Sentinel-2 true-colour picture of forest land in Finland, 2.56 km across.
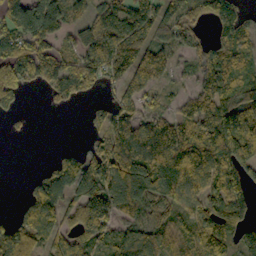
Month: October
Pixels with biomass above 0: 76%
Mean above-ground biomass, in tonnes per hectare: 105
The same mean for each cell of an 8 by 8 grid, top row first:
150 156 58 159 139 105 94 71
111 86 92 207 123 75 80 57
164 111 128 88 90 38 122 74
47 9 9 125 95 51 139 154
1 0 17 134 148 144 148 127
0 95 161 173 181 153 123 128
28 138 136 143 118 106 124 115
162 85 99 84 134 89 143 101
